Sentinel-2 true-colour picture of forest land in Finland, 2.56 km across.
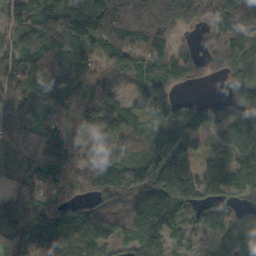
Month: October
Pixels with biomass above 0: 87%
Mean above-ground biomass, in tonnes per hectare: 117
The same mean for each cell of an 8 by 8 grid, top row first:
147 104 149 238 201 199 104 95
104 118 87 127 134 71 63 95
112 150 148 59 77 85 25 61
161 123 167 141 95 110 105 104
198 118 102 157 70 179 45 122
85 129 173 205 168 257 116 120
201 133 70 79 141 146 85 56
72 87 76 42 116 63 49 93
